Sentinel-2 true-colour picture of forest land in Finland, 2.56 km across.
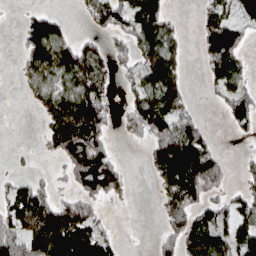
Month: April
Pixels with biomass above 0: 60%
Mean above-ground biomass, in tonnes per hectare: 64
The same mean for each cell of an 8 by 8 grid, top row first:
3 52 15 87 129 14 63 68
12 122 67 35 78 56 89 78
11 75 85 34 73 79 38 65
0 71 136 38 106 81 3 85
2 43 136 38 29 137 66 6
25 12 92 100 8 109 148 19
85 106 89 7 0 99 69 64
106 151 120 39 1 76 95 78
